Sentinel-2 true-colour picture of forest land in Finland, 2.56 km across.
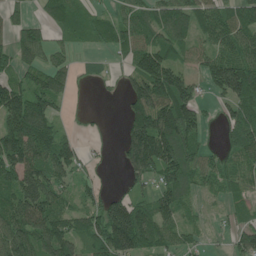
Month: June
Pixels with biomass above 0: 73%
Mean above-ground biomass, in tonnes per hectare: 88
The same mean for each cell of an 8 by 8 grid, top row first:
35 57 72 47 81 98 98 113
82 64 22 48 113 79 71 108
76 88 18 18 165 139 78 185
168 109 8 0 152 169 28 108
178 133 42 8 210 157 34 103
141 122 44 8 80 110 64 63
125 134 62 134 96 95 13 44
114 129 79 172 128 51 19 64
